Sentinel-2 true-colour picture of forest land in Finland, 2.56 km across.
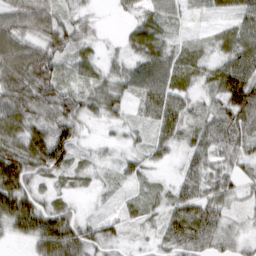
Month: March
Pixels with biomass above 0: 90%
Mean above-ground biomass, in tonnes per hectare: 47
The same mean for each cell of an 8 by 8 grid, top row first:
71 62 38 7 31 20 16 49
72 70 48 7 50 26 25 67
85 74 30 40 61 49 39 66
78 71 60 37 28 68 51 74
70 99 29 17 25 49 57 58
91 49 24 19 29 18 54 37
87 47 18 10 35 52 60 24
25 79 68 34 18 59 62 32
